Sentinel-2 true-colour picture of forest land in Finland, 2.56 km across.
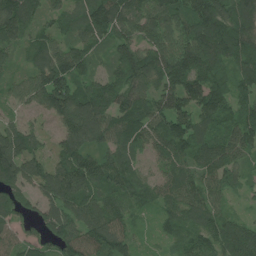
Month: July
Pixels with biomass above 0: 94%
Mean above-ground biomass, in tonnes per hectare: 96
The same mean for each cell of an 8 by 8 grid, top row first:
126 70 72 125 102 101 151 143
64 84 80 64 97 116 129 126
51 132 97 80 107 123 133 92
40 78 135 117 106 130 116 89
108 44 114 82 78 108 96 107
104 105 145 103 59 94 88 53
81 80 110 101 41 95 102 19
69 63 120 150 22 66 93 166
